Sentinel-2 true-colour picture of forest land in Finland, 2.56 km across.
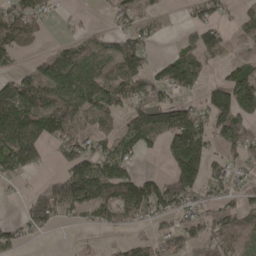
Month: April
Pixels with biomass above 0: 64%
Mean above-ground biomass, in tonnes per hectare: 79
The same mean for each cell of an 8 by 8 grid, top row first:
93 36 7 31 48 5 63 56
93 28 65 66 69 31 108 42
74 138 132 117 96 105 50 107
175 134 96 89 131 121 100 130
157 65 81 67 84 135 91 72
50 20 155 135 65 140 77 34
8 113 88 111 117 89 49 81
44 10 9 14 44 98 81 67
